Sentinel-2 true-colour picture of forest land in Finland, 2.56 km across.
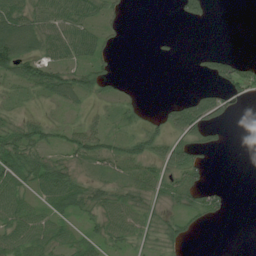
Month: July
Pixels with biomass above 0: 59%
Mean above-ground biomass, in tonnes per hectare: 34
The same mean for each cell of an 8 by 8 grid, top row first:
72 58 60 23 0 12 24 0
96 50 61 14 0 4 6 0
47 65 64 34 1 0 16 55
19 10 17 20 18 51 77 7
81 42 60 38 58 52 28 0
70 77 28 26 37 53 15 0
67 41 36 45 33 29 52 0
67 50 35 36 25 30 0 0
